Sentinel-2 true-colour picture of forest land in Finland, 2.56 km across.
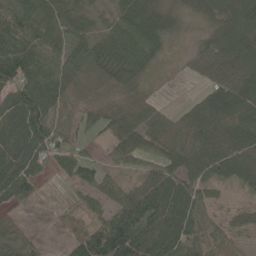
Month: May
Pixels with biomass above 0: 82%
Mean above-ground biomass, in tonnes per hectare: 62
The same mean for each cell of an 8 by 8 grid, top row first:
80 36 35 24 55 20 19 83
87 77 56 51 69 4 32 86
66 88 51 49 17 1 35 70
77 72 59 67 53 25 76 67
73 80 36 76 115 66 93 100
90 28 71 56 83 96 61 62
36 3 15 76 144 93 69 33
77 7 50 140 126 104 101 31
